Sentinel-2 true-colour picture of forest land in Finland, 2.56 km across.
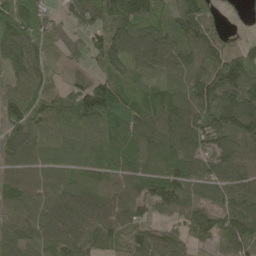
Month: May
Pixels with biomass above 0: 92%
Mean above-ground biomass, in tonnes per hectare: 75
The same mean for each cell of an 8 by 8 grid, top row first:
103 48 78 127 89 74 79 25
94 35 55 124 88 60 69 57
61 36 44 85 42 32 76 128
83 70 130 121 100 90 104 119
80 80 73 65 69 87 80 84
71 66 67 63 66 76 55 62
53 78 99 87 54 78 57 88
61 67 88 55 71 58 43 79
